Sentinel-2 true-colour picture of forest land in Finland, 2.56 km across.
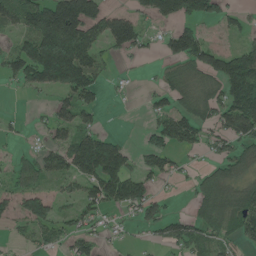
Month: June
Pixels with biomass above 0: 58%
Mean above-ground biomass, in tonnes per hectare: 76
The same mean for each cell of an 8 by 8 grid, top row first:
95 176 198 84 52 112 76 39
58 228 181 70 39 96 74 51
56 156 134 15 5 82 78 154
5 32 105 3 19 86 67 167
13 40 130 103 35 78 46 77
56 72 110 158 75 37 72 61
63 83 58 61 75 4 96 102
13 44 61 16 12 75 68 55
